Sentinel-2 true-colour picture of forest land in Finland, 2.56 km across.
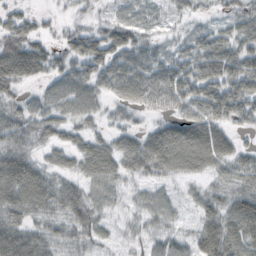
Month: October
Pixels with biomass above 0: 85%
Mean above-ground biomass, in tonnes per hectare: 46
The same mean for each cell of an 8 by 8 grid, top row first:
34 10 20 19 19 21 19 35
72 33 42 50 49 28 47 47
54 36 52 63 64 81 79 79
36 42 44 23 30 52 72 58
41 32 34 42 59 87 85 26
74 42 39 51 41 37 31 53
65 47 57 25 33 22 41 69
80 46 43 18 29 38 66 79
